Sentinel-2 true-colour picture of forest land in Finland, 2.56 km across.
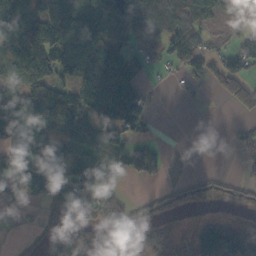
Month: October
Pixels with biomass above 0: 64%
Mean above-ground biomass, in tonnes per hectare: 85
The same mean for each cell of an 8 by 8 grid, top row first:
137 94 101 101 105 117 57 24
115 172 112 130 53 92 55 66
55 122 131 225 69 17 55 101
109 106 157 194 93 0 1 41
136 153 135 114 56 2 3 36
127 166 122 62 50 11 16 23
27 86 130 116 28 15 5 12
16 40 103 143 96 73 170 152
